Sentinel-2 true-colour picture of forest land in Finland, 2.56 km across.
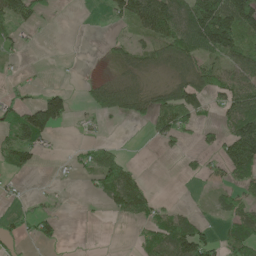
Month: May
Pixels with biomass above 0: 46%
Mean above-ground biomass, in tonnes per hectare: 42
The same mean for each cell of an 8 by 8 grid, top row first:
66 15 0 35 103 100 153 154
17 0 0 18 39 88 83 78
9 2 5 32 26 52 72 63
52 143 8 54 45 92 28 91
69 27 14 18 2 26 20 123
17 1 16 75 16 2 28 45
14 18 1 27 47 17 8 45
36 34 0 0 33 93 44 68
